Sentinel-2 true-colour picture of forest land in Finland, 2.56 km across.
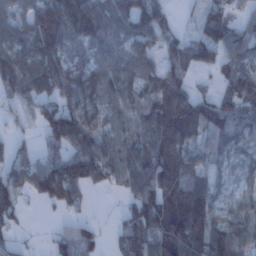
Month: January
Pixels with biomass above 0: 80%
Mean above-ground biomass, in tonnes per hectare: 86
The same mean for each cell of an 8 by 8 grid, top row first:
62 130 148 96 104 25 64 31
91 113 76 84 84 75 108 77
134 134 117 99 90 79 17 95
38 74 104 71 88 136 106 67
30 51 113 78 99 115 71 70
81 125 118 70 136 122 80 61
67 26 38 5 137 143 140 60
27 24 108 24 106 147 134 82
